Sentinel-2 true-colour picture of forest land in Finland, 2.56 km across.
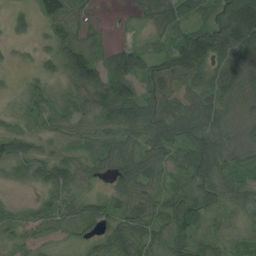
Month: August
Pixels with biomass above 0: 88%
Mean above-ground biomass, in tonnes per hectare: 46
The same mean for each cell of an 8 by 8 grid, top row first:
15 53 21 2 18 56 40 105
11 29 65 29 30 72 97 84
7 31 81 88 70 57 60 56
19 36 34 82 85 67 66 17
70 20 29 43 51 66 77 41
25 53 48 36 53 30 81 46
15 37 42 33 35 60 49 34
22 25 23 55 56 50 40 21
